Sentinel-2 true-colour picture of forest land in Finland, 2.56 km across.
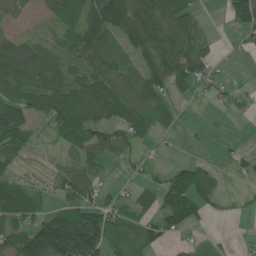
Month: June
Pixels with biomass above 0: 66%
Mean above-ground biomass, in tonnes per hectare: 66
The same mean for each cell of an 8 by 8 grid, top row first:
59 56 58 122 137 124 6 106
101 61 106 67 94 131 38 16
103 88 74 92 70 80 46 3
100 96 119 86 77 27 6 11
106 19 82 62 32 3 4 10
43 26 83 9 20 75 57 19
120 41 90 64 37 140 33 8
107 217 200 72 64 28 12 4
